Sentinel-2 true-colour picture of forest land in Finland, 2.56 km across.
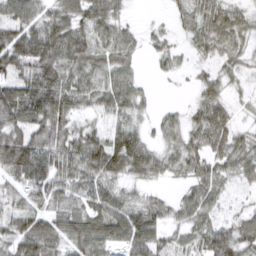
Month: March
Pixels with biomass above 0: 85%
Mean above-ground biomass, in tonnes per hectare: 57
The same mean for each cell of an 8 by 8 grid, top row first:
67 56 61 58 3 22 65 46
110 110 71 59 26 25 44 34
71 99 57 58 20 12 36 25
91 59 38 60 26 21 81 21
84 62 68 102 67 39 75 48
73 81 65 89 54 26 61 46
43 52 52 81 56 40 59 31
73 86 80 73 88 38 67 73
